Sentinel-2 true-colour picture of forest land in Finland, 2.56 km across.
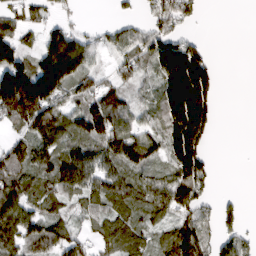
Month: March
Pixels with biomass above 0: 71%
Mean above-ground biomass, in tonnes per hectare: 84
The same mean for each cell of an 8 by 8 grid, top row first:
58 38 7 11 29 102 1 0
95 103 105 55 92 111 37 0
178 173 91 44 48 213 141 0
155 134 95 130 49 219 148 0
75 98 86 119 102 210 73 0
119 98 117 98 74 139 73 0
113 69 57 79 77 118 36 25
103 114 50 83 57 115 65 52
